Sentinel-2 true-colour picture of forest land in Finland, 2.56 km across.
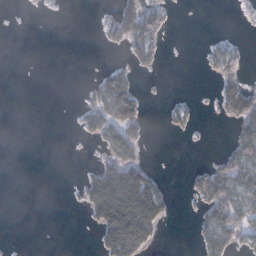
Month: January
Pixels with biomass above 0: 28%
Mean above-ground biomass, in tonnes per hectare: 33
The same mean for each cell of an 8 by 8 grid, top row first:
0 1 0 23 85 5 0 5
0 0 0 13 65 0 18 18
0 0 2 58 4 0 9 47
0 0 22 89 29 25 1 85
0 0 4 67 27 0 1 69
0 0 11 110 89 0 70 95
0 0 20 209 210 10 72 91
1 0 0 123 105 0 55 46
